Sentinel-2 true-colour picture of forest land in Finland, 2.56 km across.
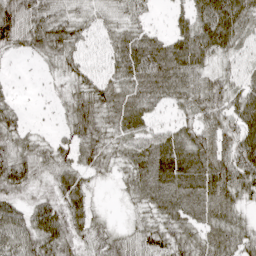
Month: April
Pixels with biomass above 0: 91%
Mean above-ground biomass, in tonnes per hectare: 55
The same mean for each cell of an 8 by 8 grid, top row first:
102 72 38 37 30 25 77 72
44 65 41 49 71 66 67 45
10 17 47 53 73 71 51 43
37 11 68 59 52 32 61 70
54 38 67 49 62 71 66 76
82 45 45 26 62 75 76 80
55 73 47 7 39 53 60 42
71 95 49 53 59 65 58 55
